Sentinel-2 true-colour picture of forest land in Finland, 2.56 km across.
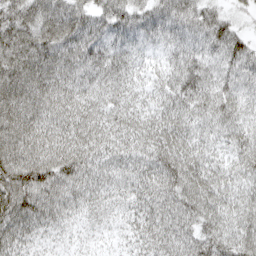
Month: April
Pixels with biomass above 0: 96%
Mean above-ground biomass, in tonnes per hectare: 55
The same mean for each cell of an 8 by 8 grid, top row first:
71 83 61 68 55 66 54 21
92 87 66 47 27 34 46 51
97 76 46 40 28 47 46 42
90 65 52 46 44 50 49 42
83 68 59 48 55 64 37 47
96 77 59 40 51 73 63 46
91 62 35 25 47 64 70 56
54 21 13 10 40 57 69 69
